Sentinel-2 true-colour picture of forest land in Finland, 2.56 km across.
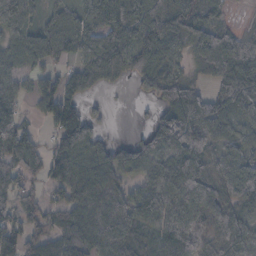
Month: November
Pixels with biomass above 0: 82%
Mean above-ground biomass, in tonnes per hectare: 81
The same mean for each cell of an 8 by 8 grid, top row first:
100 75 80 94 109 121 59 6
68 111 102 97 112 73 108 94
47 45 78 46 57 82 42 137
63 81 75 8 7 138 122 81
107 38 112 42 58 112 85 53
67 57 117 92 51 90 76 102
70 58 84 110 110 99 117 75
76 78 96 104 57 85 64 102
